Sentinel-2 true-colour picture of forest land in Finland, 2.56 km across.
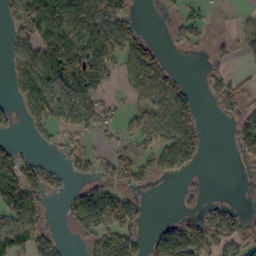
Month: October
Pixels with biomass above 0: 52%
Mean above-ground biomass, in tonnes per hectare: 56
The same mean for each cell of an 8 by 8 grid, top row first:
65 108 101 124 7 30 15 8
58 89 103 117 68 21 20 32
59 94 106 43 94 40 29 27
31 95 97 32 54 102 1 42
20 15 45 29 48 101 16 50
123 56 25 74 52 34 1 1
121 31 105 137 20 4 30 16
71 47 20 88 43 109 93 64
